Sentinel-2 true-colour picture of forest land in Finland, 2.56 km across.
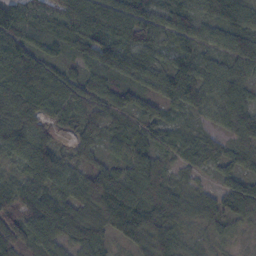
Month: October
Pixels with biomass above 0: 96%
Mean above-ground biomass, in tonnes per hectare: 69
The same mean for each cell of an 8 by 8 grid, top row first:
107 56 100 103 86 82 71 98
105 49 64 99 79 57 39 77
82 91 56 60 62 91 65 60
76 45 57 60 59 38 52 68
100 81 46 46 64 61 53 55
39 102 68 90 87 32 23 51
69 88 66 145 117 66 56 80
66 73 65 44 90 71 28 16
